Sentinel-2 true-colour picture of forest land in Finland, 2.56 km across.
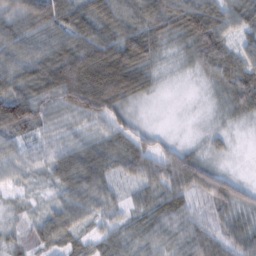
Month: February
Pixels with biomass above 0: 96%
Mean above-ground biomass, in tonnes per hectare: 59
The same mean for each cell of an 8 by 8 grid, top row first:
68 89 73 84 77 81 97 64
61 71 110 102 91 35 89 44
73 111 157 150 58 12 33 78
134 72 71 65 14 6 13 42
49 48 48 56 43 33 23 6
32 37 76 46 63 94 74 21
16 31 58 37 40 68 33 54
21 52 33 48 51 62 67 60
